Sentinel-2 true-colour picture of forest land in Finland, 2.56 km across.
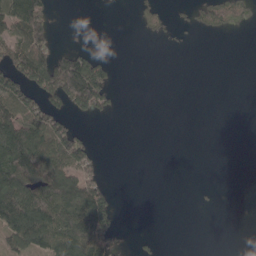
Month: May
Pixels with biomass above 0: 33%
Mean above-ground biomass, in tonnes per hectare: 52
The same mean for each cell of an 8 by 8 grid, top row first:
130 77 0 0 27 17 51 29
102 99 39 0 0 4 0 0
97 151 250 49 0 0 0 0
121 103 65 27 0 0 0 0
187 134 97 0 0 0 0 0
164 144 111 6 0 0 0 0
155 143 174 76 0 0 4 0
96 109 185 69 8 0 0 0
